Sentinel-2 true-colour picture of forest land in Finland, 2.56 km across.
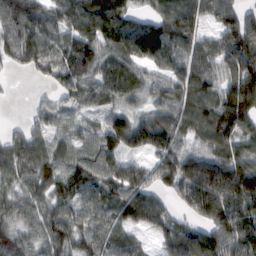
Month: February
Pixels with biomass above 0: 88%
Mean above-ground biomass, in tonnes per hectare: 85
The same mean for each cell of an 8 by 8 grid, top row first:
110 87 88 112 56 119 77 79
107 87 99 84 106 102 76 116
7 39 81 87 62 83 80 125
0 58 48 63 52 83 78 132
60 60 67 88 104 93 60 89
77 87 91 90 73 116 150 139
72 73 87 91 126 44 116 118
83 79 67 81 26 108 116 113
